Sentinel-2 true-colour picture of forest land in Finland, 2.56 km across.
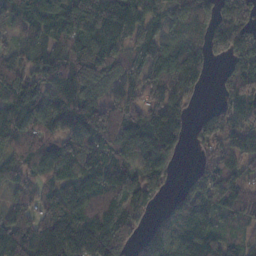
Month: November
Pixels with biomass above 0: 87%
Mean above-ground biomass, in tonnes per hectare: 107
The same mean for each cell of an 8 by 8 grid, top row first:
85 128 202 187 128 88 82 98
51 94 124 132 125 132 107 137
85 124 114 88 109 127 41 154
126 131 134 131 99 104 36 131
86 89 125 134 127 98 59 84
60 83 110 125 130 32 91 86
36 71 103 117 91 145 139 76
117 121 124 155 78 155 136 58
